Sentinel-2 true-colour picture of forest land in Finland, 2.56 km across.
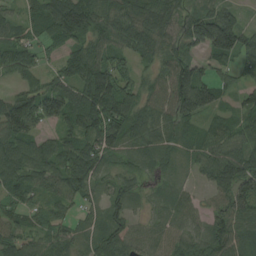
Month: August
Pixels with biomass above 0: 91%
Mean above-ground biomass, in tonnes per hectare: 83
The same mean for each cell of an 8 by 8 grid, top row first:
46 110 162 100 106 75 104 49
89 41 83 85 70 70 108 126
49 46 113 145 40 133 80 51
126 104 131 166 87 112 83 51
104 69 99 97 76 66 81 73
90 87 114 56 61 31 67 141
63 58 37 58 27 61 42 107
74 74 51 101 61 60 98 88
